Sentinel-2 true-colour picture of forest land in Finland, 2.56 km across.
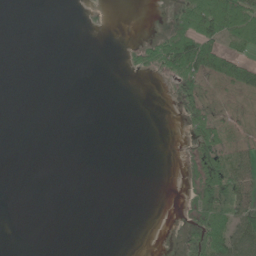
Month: June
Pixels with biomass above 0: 25%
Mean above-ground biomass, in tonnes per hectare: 16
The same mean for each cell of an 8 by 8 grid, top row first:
0 0 1 1 0 26 121 99
0 0 0 0 30 106 72 39
0 0 0 0 1 33 29 44
0 0 0 0 0 4 29 5
0 0 0 0 0 0 46 15
0 0 0 0 0 1 55 47
0 0 0 0 0 1 50 47
0 0 0 0 0 5 66 53
